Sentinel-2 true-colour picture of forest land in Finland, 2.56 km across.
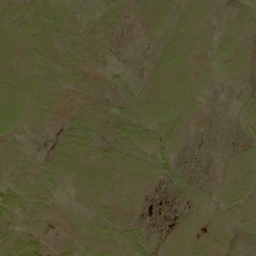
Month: September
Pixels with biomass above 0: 64%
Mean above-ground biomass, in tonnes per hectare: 7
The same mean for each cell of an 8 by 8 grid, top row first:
9 17 10 10 5 11 6 5
9 10 10 4 2 11 6 9
9 9 5 5 6 10 4 3
11 7 7 6 13 13 2 4
5 3 16 8 10 5 1 4
8 16 10 9 7 4 0 7
11 6 4 7 2 0 2 6
12 5 6 9 12 5 6 2
